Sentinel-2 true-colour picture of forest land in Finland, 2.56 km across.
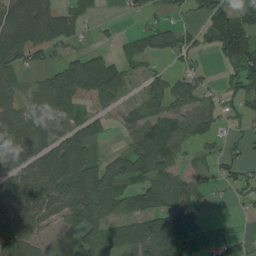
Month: August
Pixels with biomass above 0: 67%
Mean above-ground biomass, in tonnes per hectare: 69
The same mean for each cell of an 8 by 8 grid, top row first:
108 101 52 5 28 26 78 79
131 109 24 26 59 66 49 179
45 54 140 120 34 47 24 78
68 80 55 43 59 69 59 38
73 76 95 10 109 87 34 16
83 90 98 91 107 74 26 40
97 76 101 75 96 119 18 10
103 29 69 68 108 132 28 40
